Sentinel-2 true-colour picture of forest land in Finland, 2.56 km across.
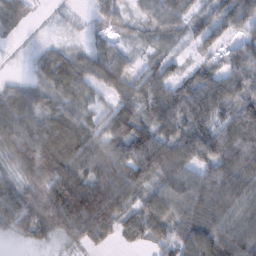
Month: February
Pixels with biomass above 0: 88%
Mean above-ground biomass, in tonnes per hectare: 69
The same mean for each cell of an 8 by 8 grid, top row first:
45 4 5 38 49 60 43 99
5 23 22 39 19 16 39 49
20 52 80 76 65 67 79 83
101 64 61 73 70 99 110 82
88 107 95 74 123 106 106 115
50 104 96 109 58 79 85 103
93 104 159 90 64 77 83 79
18 24 43 25 42 75 99 79
